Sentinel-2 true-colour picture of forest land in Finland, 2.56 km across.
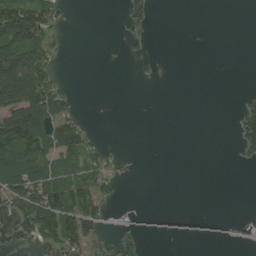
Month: August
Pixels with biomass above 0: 29%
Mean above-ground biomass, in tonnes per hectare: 31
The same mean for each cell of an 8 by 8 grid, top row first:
124 74 0 0 36 0 0 0
102 47 0 0 2 0 0 0
144 55 0 0 0 0 0 0
127 113 12 0 0 0 0 27
133 116 63 3 0 0 0 42
87 89 59 29 0 0 0 0
54 133 108 13 1 0 0 0
22 52 78 16 16 3 3 3
